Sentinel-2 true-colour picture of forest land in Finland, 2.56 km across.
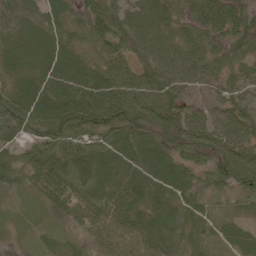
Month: June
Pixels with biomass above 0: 97%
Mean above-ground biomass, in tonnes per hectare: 67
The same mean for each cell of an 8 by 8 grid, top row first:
64 58 50 68 90 50 91 72
71 90 50 63 69 73 59 52
61 80 83 79 69 75 57 50
96 91 108 95 95 73 56 66
50 94 81 74 77 61 66 74
57 101 113 88 83 79 48 83
21 37 84 86 84 77 33 22
10 27 26 51 75 64 37 38
